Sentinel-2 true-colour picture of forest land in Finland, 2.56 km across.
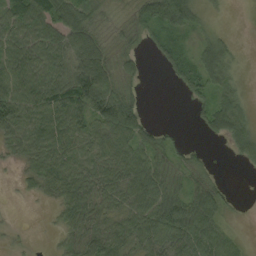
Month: September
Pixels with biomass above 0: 75%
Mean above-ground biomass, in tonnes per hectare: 48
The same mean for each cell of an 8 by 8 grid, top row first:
80 82 62 15 64 106 12 0
72 79 105 30 18 49 48 6
86 78 117 72 16 37 61 15
89 83 78 107 30 0 48 46
44 66 52 65 47 19 8 46
9 61 57 60 75 28 19 1
1 10 58 35 67 71 72 3
5 2 46 63 52 64 66 17
